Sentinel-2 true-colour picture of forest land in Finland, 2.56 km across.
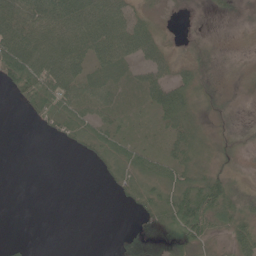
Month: June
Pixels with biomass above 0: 68%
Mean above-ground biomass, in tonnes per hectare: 30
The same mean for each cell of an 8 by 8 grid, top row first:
62 64 76 61 21 6 6 10
82 71 56 67 37 12 20 9
48 75 57 42 36 36 23 16
5 44 41 33 22 59 19 8
0 3 21 44 30 38 24 12
0 0 0 20 46 49 48 10
0 0 0 1 30 74 74 32
7 0 0 2 26 50 35 38
